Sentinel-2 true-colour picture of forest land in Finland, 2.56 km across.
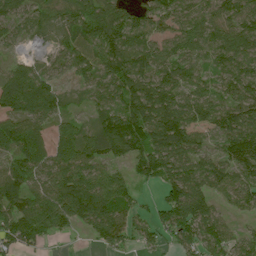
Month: July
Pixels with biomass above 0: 86%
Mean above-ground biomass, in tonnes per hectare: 94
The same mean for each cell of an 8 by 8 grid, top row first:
70 72 110 123 83 96 72 89
23 35 88 131 107 101 89 114
114 76 47 97 134 108 59 106
101 89 25 80 156 148 80 105
112 89 98 122 158 169 35 145
116 99 132 69 85 135 92 91
101 119 166 140 29 141 98 47
97 43 9 74 42 78 108 55
